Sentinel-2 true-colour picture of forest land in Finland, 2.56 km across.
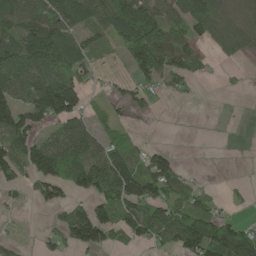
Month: May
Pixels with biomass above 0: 59%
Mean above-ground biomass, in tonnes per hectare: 67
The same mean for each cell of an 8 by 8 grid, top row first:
112 120 121 95 93 77 148 51
80 129 63 28 117 106 30 57
84 101 54 21 56 55 10 8
113 126 66 25 36 1 0 1
101 90 98 81 25 2 1 1
52 113 100 165 112 84 3 2
10 40 47 81 110 95 61 12
13 33 97 39 60 97 150 154
